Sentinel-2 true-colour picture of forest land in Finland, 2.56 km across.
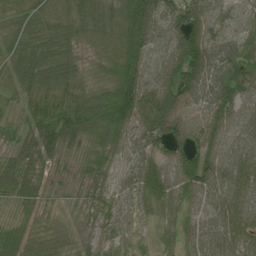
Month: July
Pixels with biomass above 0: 95%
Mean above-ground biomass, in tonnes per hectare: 61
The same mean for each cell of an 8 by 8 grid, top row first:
40 54 60 56 97 77 71 35
51 77 34 46 78 86 97 63
53 70 40 53 86 90 95 85
29 71 93 100 93 87 73 62
50 71 35 57 65 71 70 70
65 20 12 28 79 81 95 93
29 18 17 42 38 51 73 94
55 34 13 35 20 45 77 83
